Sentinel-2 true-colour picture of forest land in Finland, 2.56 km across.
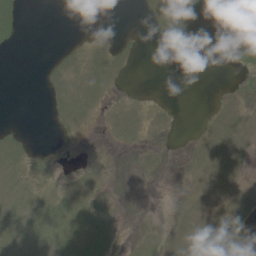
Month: June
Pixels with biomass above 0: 37%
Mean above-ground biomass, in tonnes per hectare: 3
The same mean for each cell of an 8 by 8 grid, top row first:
6 0 0 0 1 6 7 7
1 0 2 3 1 1 5 9
0 3 5 3 0 0 0 4
0 2 5 2 2 1 1 3
5 1 1 2 3 0 3 3
5 2 1 1 1 0 3 2
8 7 6 3 1 1 2 4
8 9 10 5 5 2 4 6
